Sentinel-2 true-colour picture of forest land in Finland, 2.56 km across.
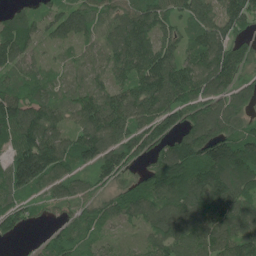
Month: June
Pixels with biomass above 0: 91%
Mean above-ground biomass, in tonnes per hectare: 107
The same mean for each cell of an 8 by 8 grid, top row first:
56 83 97 91 131 85 107 154
121 37 58 100 148 105 143 98
75 67 60 101 153 159 133 91
154 113 109 149 114 119 116 100
122 160 133 117 101 114 151 121
159 137 62 111 76 139 175 157
89 39 70 81 114 121 152 122
20 42 72 34 50 120 117 143
